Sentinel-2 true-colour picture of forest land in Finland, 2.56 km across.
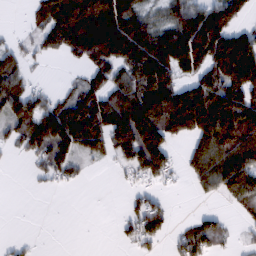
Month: February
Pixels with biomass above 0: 61%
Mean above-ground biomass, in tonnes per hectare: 85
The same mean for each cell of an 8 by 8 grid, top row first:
1 101 189 159 70 91 145 73
39 65 120 159 137 164 169 147
83 6 38 89 127 98 107 147
86 103 148 139 161 188 196 178
52 148 90 95 219 47 141 147
0 46 22 6 75 31 104 144
0 0 0 1 80 7 13 35
12 0 0 6 72 41 96 14
